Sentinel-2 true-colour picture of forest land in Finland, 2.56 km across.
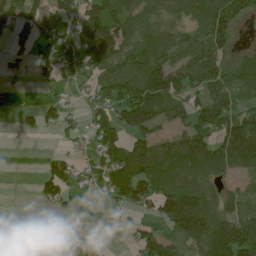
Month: June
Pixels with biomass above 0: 65%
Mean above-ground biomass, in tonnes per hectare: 74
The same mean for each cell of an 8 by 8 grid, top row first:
88 102 87 129 86 59 143 104
44 81 108 130 87 82 110 31
10 34 29 93 143 122 127 79
12 49 21 77 165 78 115 83
0 0 28 99 83 85 105 189
0 66 45 98 116 80 71 46
0 17 45 28 43 145 98 63
9 1 30 10 57 65 156 165
